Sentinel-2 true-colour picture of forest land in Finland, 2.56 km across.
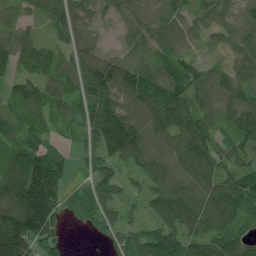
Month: June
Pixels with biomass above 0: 89%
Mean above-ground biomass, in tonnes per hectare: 101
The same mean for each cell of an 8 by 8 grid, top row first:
66 100 88 39 79 62 64 64
130 80 82 15 67 76 48 82
83 104 109 156 142 136 83 84
110 90 84 180 119 129 79 111
114 68 57 175 117 102 102 89
144 221 24 79 83 91 115 105
171 184 71 74 53 152 135 120
205 99 1 69 112 141 138 108
